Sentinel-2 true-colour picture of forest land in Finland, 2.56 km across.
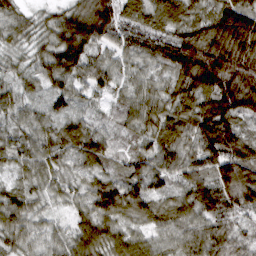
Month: March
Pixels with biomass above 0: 98%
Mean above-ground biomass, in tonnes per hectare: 68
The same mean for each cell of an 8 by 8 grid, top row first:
59 32 90 88 64 73 66 137
28 55 113 46 58 93 114 119
40 64 58 53 38 71 131 115
51 53 38 27 64 72 105 92
56 64 95 39 41 90 105 88
32 53 39 43 76 61 61 106
83 32 41 93 68 52 82 70
51 43 81 68 45 48 82 36
